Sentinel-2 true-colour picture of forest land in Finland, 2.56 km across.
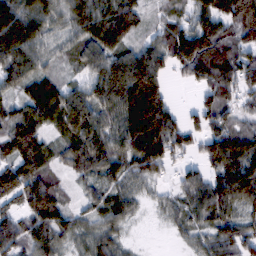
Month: February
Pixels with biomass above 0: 88%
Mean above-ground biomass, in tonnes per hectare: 83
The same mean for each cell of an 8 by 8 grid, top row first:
116 88 98 93 52 46 99 137
107 69 68 76 72 113 131 83
75 63 42 127 169 18 87 85
68 91 121 88 179 48 91 53
120 65 102 84 130 99 59 106
148 79 49 69 74 32 72 145
73 131 33 66 24 47 92 77
99 102 52 66 4 15 57 96
